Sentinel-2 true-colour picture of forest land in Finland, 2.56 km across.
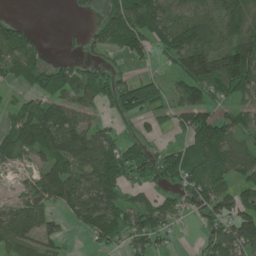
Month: June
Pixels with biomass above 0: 67%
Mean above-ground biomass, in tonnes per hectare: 73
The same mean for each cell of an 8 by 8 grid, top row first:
13 0 12 78 100 71 81 110
83 20 23 70 66 111 121 137
52 78 94 65 50 43 130 112
40 116 67 42 60 61 63 56
88 124 111 74 63 36 143 80
15 120 96 127 77 87 95 70
74 58 86 102 71 45 83 83
95 66 4 55 71 13 47 104
